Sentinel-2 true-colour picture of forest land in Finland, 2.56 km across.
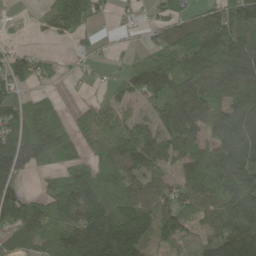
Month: May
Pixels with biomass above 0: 78%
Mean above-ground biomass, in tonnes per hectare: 103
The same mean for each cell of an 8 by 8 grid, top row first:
4 55 114 26 15 75 90 145
28 10 26 13 44 170 169 123
95 36 15 20 123 145 149 145
117 86 13 57 40 149 127 137
145 150 52 92 154 128 107 173
105 52 112 110 104 83 143 178
149 103 163 143 125 135 85 146
75 85 186 243 136 105 79 168
